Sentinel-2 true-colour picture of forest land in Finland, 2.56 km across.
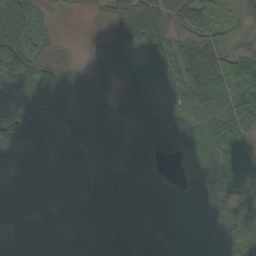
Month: September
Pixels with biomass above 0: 93%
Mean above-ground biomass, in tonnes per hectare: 64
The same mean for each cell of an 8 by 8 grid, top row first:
151 16 3 28 68 38 46 30
112 24 3 50 68 40 68 22
87 73 50 31 92 73 111 70
70 57 51 52 95 57 60 68
122 113 69 49 95 58 81 72
75 98 63 51 51 11 69 70
79 59 79 63 71 73 73 49
70 63 63 54 70 84 75 36
